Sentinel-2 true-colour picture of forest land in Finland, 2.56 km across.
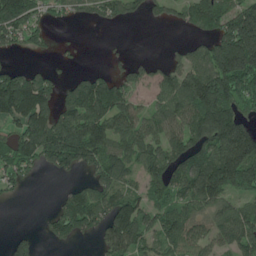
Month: June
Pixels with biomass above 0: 67%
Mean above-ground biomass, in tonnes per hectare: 107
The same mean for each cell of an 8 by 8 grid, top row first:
180 57 49 76 42 48 141 165
51 26 11 6 0 19 105 301
137 71 62 93 55 106 185 186
159 127 154 177 72 114 218 106
124 184 204 137 124 106 156 213
87 18 34 135 89 123 203 198
3 13 177 147 102 108 95 88
49 30 39 132 100 113 81 122
